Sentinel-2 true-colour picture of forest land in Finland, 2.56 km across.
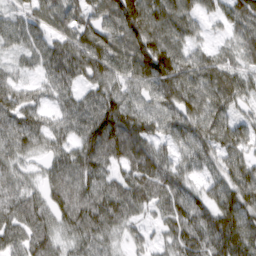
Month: March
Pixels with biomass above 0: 92%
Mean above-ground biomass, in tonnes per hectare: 72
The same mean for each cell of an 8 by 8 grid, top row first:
46 66 68 87 138 96 34 71
39 69 96 91 123 84 30 45
37 56 63 71 91 118 87 61
77 42 75 103 69 83 83 37
67 54 71 104 90 51 76 68
55 46 79 54 100 64 42 78
77 67 92 94 60 76 72 99
64 70 61 44 26 72 100 118
